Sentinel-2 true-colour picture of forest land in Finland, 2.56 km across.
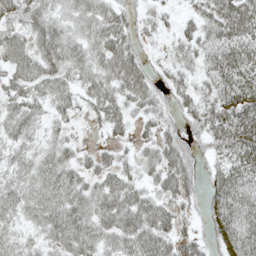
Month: May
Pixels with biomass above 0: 83%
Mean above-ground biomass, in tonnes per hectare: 47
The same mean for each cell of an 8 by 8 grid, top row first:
44 53 60 59 16 17 52 81
70 76 56 76 19 29 45 75
55 62 44 65 56 29 32 61
47 32 22 52 36 26 46 64
37 35 15 21 20 45 31 67
37 54 41 48 30 66 26 63
42 55 58 71 70 32 31 70
32 36 61 43 69 47 25 69
